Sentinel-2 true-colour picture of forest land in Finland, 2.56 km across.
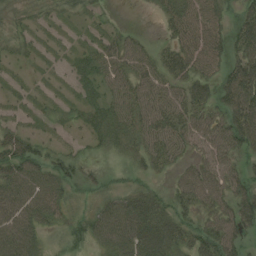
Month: August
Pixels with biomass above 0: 75%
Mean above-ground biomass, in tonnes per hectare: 32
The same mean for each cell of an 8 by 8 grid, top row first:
11 12 14 6 1 42 42 31
16 8 14 32 20 35 50 37
8 7 23 32 37 32 35 65
11 12 20 36 41 42 38 65
46 14 7 25 35 35 41 46
53 43 21 10 18 20 46 36
53 44 16 45 58 34 35 52
58 12 26 53 68 47 45 34
